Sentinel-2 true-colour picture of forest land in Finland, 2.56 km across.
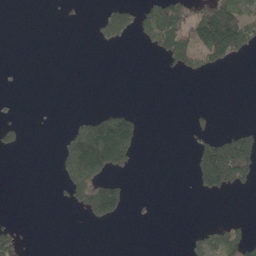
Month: May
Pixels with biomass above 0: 22%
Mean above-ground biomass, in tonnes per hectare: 38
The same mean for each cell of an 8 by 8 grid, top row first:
0 0 3 56 54 100 125 86
0 0 0 9 14 117 140 99
1 0 0 0 0 3 9 0
4 0 6 60 11 0 13 0
22 0 135 247 23 0 73 149
0 0 163 85 0 0 144 130
0 0 61 116 3 0 0 0
53 0 0 0 0 0 48 85
